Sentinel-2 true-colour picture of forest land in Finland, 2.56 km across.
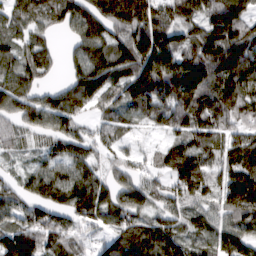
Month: March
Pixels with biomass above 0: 90%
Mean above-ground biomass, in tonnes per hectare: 102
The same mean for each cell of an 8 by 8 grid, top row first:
89 92 124 146 137 101 115 116
75 59 100 142 174 127 135 125
105 30 134 125 191 199 137 143
92 110 70 63 84 108 113 95
55 60 87 52 16 67 87 104
46 113 104 62 49 130 85 141
75 121 117 110 88 78 63 151
130 96 49 79 128 114 76 119
